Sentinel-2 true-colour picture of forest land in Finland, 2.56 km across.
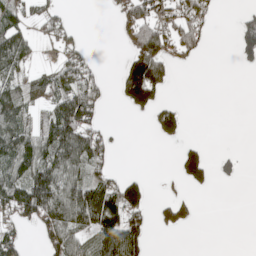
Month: May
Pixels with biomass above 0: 45%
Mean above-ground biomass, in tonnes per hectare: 56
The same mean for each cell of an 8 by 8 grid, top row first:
62 59 1 13 106 66 53 29
103 10 44 0 153 77 23 65
58 67 70 15 262 22 0 0
87 64 143 1 53 84 0 0
114 105 119 34 0 29 22 0
80 98 60 42 26 31 64 27
91 98 116 148 72 67 0 0
70 47 56 132 73 0 0 0
